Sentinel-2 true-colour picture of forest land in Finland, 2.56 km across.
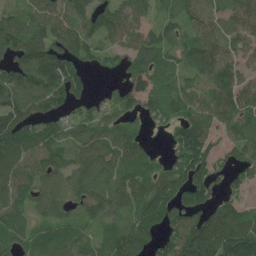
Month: June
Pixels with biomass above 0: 85%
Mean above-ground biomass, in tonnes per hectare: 96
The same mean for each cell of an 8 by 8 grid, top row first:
61 104 104 105 68 83 98 108
143 154 110 69 104 103 109 87
126 150 75 18 110 78 99 90
121 92 56 73 70 83 97 121
126 110 89 110 60 86 104 87
116 99 104 116 104 106 111 51
89 64 68 98 119 100 81 79
74 93 86 96 84 95 140 151
